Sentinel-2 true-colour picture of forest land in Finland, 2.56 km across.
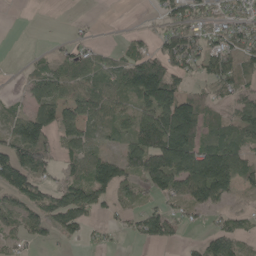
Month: May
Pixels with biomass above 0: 65%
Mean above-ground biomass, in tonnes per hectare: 63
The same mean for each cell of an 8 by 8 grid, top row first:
0 0 5 0 2 68 52 48
0 8 38 22 39 90 72 79
6 84 58 78 141 53 64 74
33 90 77 64 70 146 55 63
109 83 65 27 110 191 99 76
113 46 66 113 111 115 190 82
71 92 101 46 51 34 70 14
37 29 36 11 42 28 48 49
